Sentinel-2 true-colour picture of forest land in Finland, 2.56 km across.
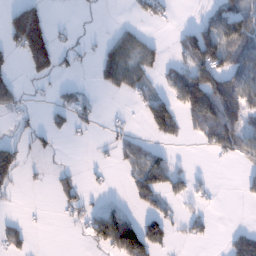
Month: January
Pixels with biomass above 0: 37%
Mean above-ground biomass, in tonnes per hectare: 45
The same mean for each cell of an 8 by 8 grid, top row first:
118 59 3 1 26 4 36 80
74 166 18 57 56 28 144 98
25 36 6 60 39 64 134 102
28 20 34 2 58 91 139 104
32 16 4 18 24 17 52 78
43 11 20 5 77 42 5 16
2 2 31 32 32 16 9 2
34 0 9 131 134 13 15 46
